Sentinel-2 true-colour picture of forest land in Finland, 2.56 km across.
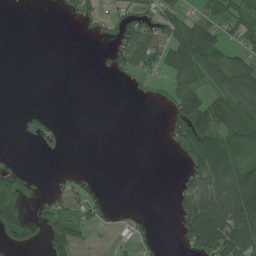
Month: July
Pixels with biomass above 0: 38%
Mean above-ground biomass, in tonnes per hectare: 40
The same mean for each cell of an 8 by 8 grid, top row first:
0 0 27 37 62 65 43 62
0 0 0 37 81 118 108 41
0 0 0 6 18 48 55 88
0 0 0 0 0 67 112 71
0 0 0 0 0 43 100 70
22 1 15 0 0 12 88 98
74 31 62 31 8 46 120 122
62 37 52 10 26 19 134 130
